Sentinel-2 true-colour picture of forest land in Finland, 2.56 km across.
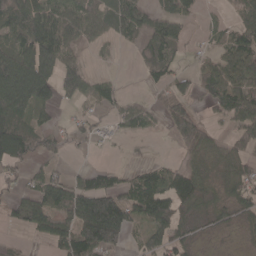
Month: April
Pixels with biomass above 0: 63%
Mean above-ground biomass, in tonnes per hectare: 62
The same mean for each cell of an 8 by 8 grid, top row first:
114 81 70 82 62 61 6 40
78 116 32 16 58 52 16 75
180 129 87 20 18 50 67 73
113 29 17 26 37 84 30 87
132 51 17 20 0 37 56 54
26 52 34 41 62 71 49 80
38 91 131 207 106 86 48 55
10 35 116 123 56 64 8 12
